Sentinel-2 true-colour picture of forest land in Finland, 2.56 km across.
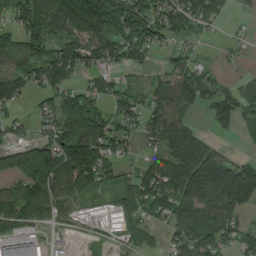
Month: August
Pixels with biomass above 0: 75%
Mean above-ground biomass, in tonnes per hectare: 89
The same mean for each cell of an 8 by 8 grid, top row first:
91 113 188 192 158 133 71 10
98 70 104 88 106 49 7 15
78 117 35 46 26 134 78 29
28 68 132 72 75 110 60 106
68 111 127 90 40 126 73 6
94 149 183 53 107 210 210 208
89 72 23 28 108 123 114 118
132 29 10 17 35 61 113 65
